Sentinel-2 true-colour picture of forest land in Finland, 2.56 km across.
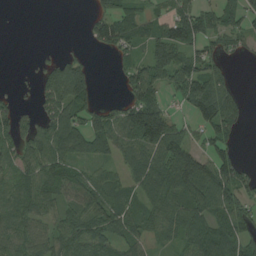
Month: August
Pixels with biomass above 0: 70%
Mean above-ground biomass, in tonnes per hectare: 68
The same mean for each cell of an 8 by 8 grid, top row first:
0 0 4 83 54 104 67 72
0 5 6 57 49 132 60 37
2 66 107 5 119 90 104 7
48 67 87 62 172 30 92 55
73 110 83 86 121 102 55 20
47 81 58 51 92 104 120 78
58 56 80 95 48 74 85 91
80 65 105 71 48 47 106 92
